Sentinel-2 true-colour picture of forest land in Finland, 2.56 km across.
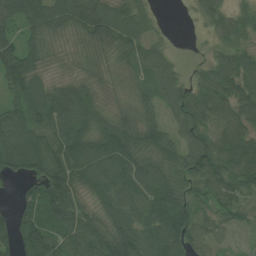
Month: July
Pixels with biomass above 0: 91%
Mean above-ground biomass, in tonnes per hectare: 81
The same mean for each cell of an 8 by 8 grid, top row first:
102 109 108 89 56 0 71 51
99 50 33 63 65 9 19 62
117 43 45 20 51 51 69 108
67 123 142 45 55 64 85 91
121 100 107 110 97 60 74 97
57 136 105 125 122 77 111 106
47 103 87 102 113 132 58 64
82 104 120 117 110 122 62 9
